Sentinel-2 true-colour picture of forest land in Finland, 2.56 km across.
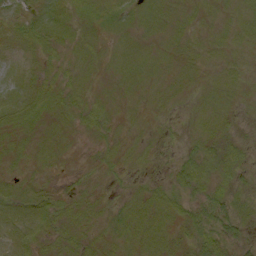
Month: September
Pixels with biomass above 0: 76%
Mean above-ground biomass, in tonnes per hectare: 8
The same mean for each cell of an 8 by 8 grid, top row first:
7 10 9 10 8 7 6 8
7 10 8 6 7 7 8 7
7 7 7 6 9 7 6 7
10 9 11 7 5 3 9 5
6 7 2 6 4 3 11 7
5 4 3 3 3 10 11 6
11 13 8 5 12 11 10 8
10 7 9 7 14 9 15 7
